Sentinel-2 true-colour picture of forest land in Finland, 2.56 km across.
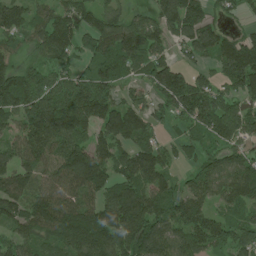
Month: June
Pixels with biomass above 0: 87%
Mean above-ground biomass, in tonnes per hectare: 121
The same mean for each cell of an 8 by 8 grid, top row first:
118 84 111 77 55 159 80 47
54 123 92 143 159 65 120 138
127 105 103 113 80 166 65 165
131 201 252 146 106 98 156 102
88 159 135 131 99 49 63 100
125 142 232 109 152 59 102 139
122 182 160 142 159 140 84 106
99 102 178 148 147 119 124 131
